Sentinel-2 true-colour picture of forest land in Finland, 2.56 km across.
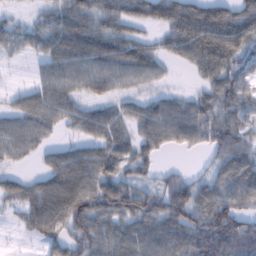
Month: February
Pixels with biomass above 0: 82%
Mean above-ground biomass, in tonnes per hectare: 65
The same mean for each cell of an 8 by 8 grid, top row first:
13 43 81 63 51 74 77 69
34 70 95 80 52 52 80 66
2 64 70 68 52 6 48 75
53 83 59 52 59 71 72 64
76 36 45 85 58 43 57 70
31 59 97 73 37 42 35 83
43 102 104 94 87 103 86 66
4 53 80 79 83 87 114 127
